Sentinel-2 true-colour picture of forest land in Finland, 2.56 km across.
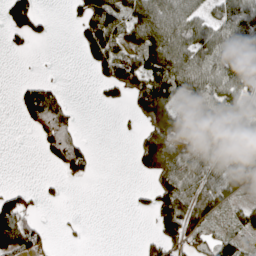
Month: April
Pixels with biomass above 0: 54%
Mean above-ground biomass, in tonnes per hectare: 55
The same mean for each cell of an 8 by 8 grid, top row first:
97 12 45 121 109 102 42 85
16 1 31 110 94 85 73 91
8 18 0 70 107 125 82 85
18 113 10 2 71 93 89 57
0 68 59 0 37 83 78 59
0 7 29 0 18 89 80 83
84 6 1 0 21 118 106 52
122 24 8 0 21 87 52 60
